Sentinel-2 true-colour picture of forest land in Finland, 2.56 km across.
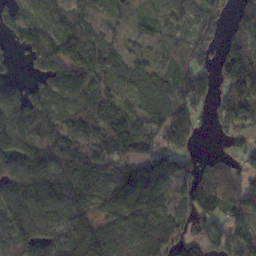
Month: November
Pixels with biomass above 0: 83%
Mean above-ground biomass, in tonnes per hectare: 87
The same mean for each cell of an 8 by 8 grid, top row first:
46 37 68 22 23 55 105 62
41 120 117 65 39 55 74 117
39 75 68 71 96 93 79 170
119 72 113 113 93 128 53 89
104 112 147 138 103 111 3 43
89 89 102 96 150 123 85 61
75 78 69 86 108 64 83 69
88 97 173 112 95 103 97 125
